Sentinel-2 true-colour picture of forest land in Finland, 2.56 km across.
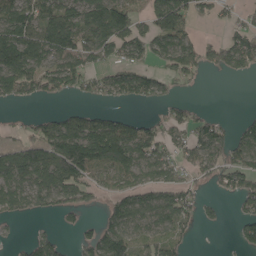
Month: May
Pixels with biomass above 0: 61%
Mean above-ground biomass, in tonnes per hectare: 81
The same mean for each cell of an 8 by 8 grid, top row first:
133 112 106 166 57 168 29 39
203 127 115 114 84 114 62 121
141 123 98 96 94 57 9 21
8 21 50 38 5 42 19 7
57 126 169 189 119 58 125 77
106 122 113 63 59 64 58 114
58 50 70 65 90 126 22 42
14 60 37 130 85 73 0 57
